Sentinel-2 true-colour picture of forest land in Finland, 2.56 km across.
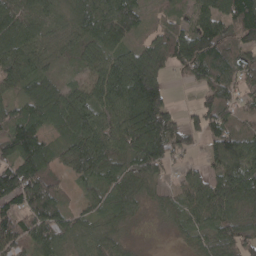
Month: April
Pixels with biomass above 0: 88%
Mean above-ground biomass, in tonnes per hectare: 83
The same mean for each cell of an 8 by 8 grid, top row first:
116 88 98 93 52 46 99 137
107 69 68 76 72 113 131 83
75 63 42 127 169 18 87 85
68 91 121 88 179 48 91 53
120 65 102 84 130 99 59 106
148 79 49 69 74 32 72 145
73 131 33 66 24 47 92 77
99 102 52 66 4 15 57 96
